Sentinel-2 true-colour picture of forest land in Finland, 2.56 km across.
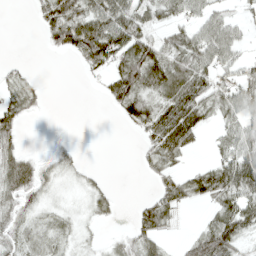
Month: April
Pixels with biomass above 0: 62%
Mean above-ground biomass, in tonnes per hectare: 37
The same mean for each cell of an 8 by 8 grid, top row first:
0 49 67 73 44 44 40 18
0 15 73 88 71 55 72 27
19 2 6 44 73 79 51 51
39 4 0 10 51 86 44 51
26 4 4 0 26 74 10 51
59 22 14 2 10 35 59 97
36 18 10 20 29 42 20 76
34 33 15 13 44 9 69 47
